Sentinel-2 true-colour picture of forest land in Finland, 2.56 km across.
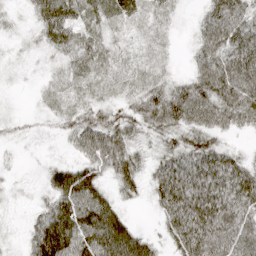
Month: April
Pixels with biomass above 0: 87%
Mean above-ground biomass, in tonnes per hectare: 42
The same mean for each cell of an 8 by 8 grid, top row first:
11 62 38 29 22 14 44 62
9 24 46 25 13 6 56 67
7 15 28 29 25 29 76 79
7 18 34 33 53 72 71 65
9 6 47 58 24 41 50 11
7 33 64 34 34 81 81 75
6 44 79 51 7 79 83 63
8 89 73 87 39 45 70 69
